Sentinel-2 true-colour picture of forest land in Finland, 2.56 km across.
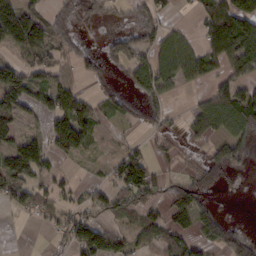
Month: February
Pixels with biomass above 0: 57%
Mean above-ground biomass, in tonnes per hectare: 59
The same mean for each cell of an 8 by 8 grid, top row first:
151 57 25 24 42 8 76 151
58 80 21 54 61 77 73 129
97 56 24 9 94 62 41 57
81 68 106 44 30 11 99 144
75 67 83 7 23 19 39 65
100 51 8 43 129 23 74 11
40 39 48 64 78 65 41 0
0 9 103 71 59 75 62 76
